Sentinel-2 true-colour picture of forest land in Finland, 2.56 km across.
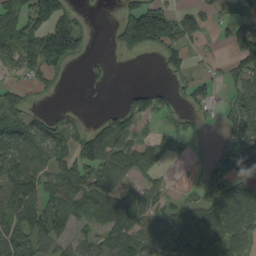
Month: September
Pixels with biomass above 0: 61%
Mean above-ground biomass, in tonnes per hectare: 56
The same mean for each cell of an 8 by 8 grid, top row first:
56 104 25 8 173 69 27 35
68 117 58 19 86 69 6 82
24 26 3 17 0 18 26 49
72 24 8 30 53 26 26 70
91 79 56 88 37 10 6 72
102 62 76 84 40 4 40 62
98 74 66 75 60 48 81 118
87 54 31 73 77 106 89 70
